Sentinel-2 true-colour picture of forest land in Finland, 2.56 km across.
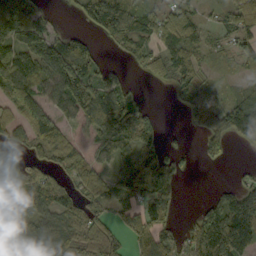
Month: September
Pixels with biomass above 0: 70%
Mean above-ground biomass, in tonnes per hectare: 68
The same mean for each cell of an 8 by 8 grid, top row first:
119 37 45 161 77 76 22 71
91 103 98 21 53 81 53 55
104 82 65 55 18 55 26 25
58 72 80 129 48 8 80 78
42 101 36 77 86 9 53 24
111 66 86 66 106 54 0 15
92 83 69 64 78 26 48 119
65 112 75 67 67 55 152 126
